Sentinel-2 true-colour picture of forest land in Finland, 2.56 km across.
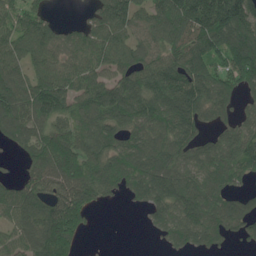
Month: June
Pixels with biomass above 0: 80%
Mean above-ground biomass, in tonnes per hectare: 107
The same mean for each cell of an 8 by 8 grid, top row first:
86 48 11 131 80 151 196 192
97 94 86 118 89 111 126 176
111 106 106 107 116 146 136 124
132 119 107 144 126 172 103 52
58 141 127 116 115 134 77 120
28 131 155 126 142 146 131 92
113 122 159 8 47 125 148 79
78 166 57 1 1 71 75 39
